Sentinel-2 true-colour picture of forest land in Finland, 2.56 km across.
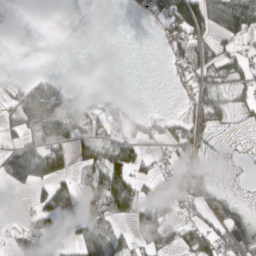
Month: March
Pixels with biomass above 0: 54%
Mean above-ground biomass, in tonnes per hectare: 41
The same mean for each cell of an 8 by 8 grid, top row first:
17 0 0 0 21 109 120 163
2 0 0 0 0 38 64 26
26 33 19 2 0 11 34 38
56 85 46 51 10 6 82 18
47 90 45 52 36 40 25 5
83 65 20 93 38 41 31 3
2 76 40 79 77 43 49 36
31 53 37 59 47 42 71 109
